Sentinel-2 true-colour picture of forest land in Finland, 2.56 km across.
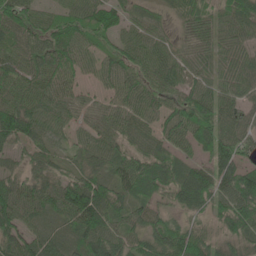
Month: June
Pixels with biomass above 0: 91%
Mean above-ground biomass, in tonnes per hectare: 65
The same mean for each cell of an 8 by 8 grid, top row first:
76 38 65 62 50 37 55 71
71 87 67 42 68 44 54 57
64 82 49 57 61 60 51 63
85 71 53 65 68 78 80 68
47 43 35 59 56 62 77 73
50 58 61 54 81 68 71 97
95 66 131 73 54 44 54 100
80 54 59 83 61 93 60 53
